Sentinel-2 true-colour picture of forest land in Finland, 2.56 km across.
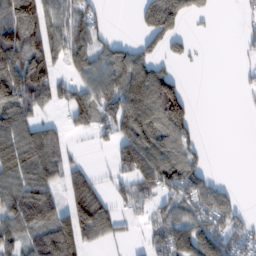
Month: February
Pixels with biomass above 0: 60%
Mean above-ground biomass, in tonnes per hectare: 84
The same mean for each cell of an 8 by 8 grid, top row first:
132 104 85 8 87 148 28 18
149 113 96 79 75 52 1 17
177 101 82 118 179 78 0 13
133 35 109 123 134 164 0 5
129 111 8 67 145 96 9 0
119 102 78 51 139 135 55 0
113 103 159 73 44 93 110 45
79 109 99 46 34 155 133 81
